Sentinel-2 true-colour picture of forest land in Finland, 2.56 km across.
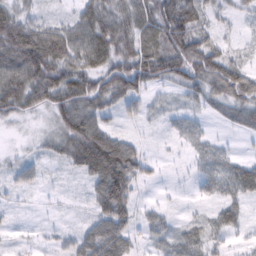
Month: February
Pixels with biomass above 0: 75%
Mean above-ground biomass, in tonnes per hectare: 41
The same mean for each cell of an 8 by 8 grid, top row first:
56 16 43 67 52 88 40 18
101 103 75 77 62 87 57 15
85 89 71 72 64 52 70 69
51 43 78 28 22 13 18 38
5 23 81 74 13 8 21 3
21 6 19 99 27 2 26 51
5 2 2 72 14 4 11 23
5 7 35 67 16 28 28 12
